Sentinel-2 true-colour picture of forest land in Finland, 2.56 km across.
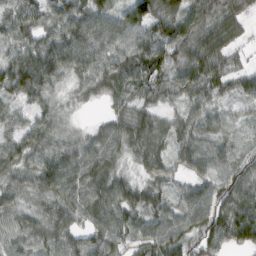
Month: February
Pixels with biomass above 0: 93%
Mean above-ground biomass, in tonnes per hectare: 55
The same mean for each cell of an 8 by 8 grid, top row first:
62 53 67 50 92 82 67 51
53 72 72 63 88 88 77 27
84 63 43 76 75 57 61 37
33 32 8 33 42 23 40 15
55 52 42 61 65 46 48 17
39 76 63 54 29 32 55 60
43 38 55 69 54 47 83 88
48 54 50 64 57 70 67 69
